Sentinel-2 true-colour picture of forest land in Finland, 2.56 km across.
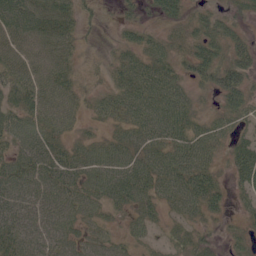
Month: June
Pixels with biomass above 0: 84%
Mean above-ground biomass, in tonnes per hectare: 40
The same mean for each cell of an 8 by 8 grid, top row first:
58 52 30 5 15 29 24 22
57 56 18 12 36 22 47 43
52 59 19 24 57 40 40 56
48 62 29 40 59 58 19 40
42 53 27 36 47 49 48 33
53 61 52 62 51 57 41 36
60 66 53 32 34 31 36 15
58 61 45 35 22 21 22 20
